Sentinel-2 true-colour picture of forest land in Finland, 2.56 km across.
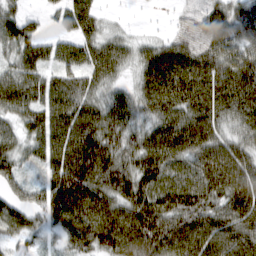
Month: March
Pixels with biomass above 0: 91%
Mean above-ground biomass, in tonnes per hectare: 70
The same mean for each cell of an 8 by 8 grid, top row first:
47 19 68 11 1 5 52 70
62 39 54 60 43 50 52 70
66 50 56 50 56 87 86 93
62 71 81 77 57 78 87 86
56 68 105 87 78 80 79 65
48 49 116 104 95 70 89 90
68 77 107 95 109 89 78 81
42 27 81 114 116 99 93 91
